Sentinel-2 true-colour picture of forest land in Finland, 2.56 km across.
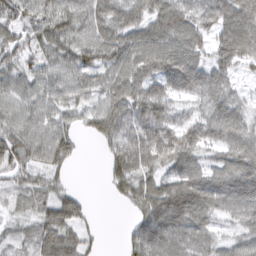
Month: March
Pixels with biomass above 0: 86%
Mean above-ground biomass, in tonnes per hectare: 65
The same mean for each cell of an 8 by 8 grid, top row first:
66 69 63 65 56 85 63 86
66 56 71 71 82 79 58 81
59 63 61 70 90 79 73 31
71 65 49 90 94 50 60 54
91 84 35 68 97 99 62 76
49 49 0 51 78 72 68 103
23 58 47 3 74 128 81 79
26 58 65 0 91 78 59 55
